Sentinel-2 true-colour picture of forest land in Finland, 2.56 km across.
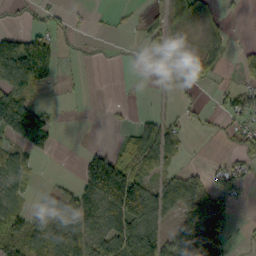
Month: October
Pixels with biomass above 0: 51%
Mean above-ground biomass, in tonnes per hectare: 47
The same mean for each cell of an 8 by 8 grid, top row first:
8 26 7 7 16 68 44 6
100 83 7 3 31 22 32 14
84 47 5 0 7 28 31 31
144 24 1 4 9 12 15 62
50 46 3 15 92 32 2 34
47 3 80 181 64 46 32 38
46 69 99 140 127 77 64 7
68 69 75 99 119 82 111 6
